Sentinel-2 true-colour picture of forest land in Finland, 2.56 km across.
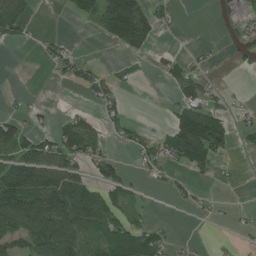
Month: July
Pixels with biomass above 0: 42%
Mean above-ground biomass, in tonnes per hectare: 42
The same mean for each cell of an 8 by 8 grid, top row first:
58 0 19 140 92 19 2 33
7 21 9 17 41 10 7 19
0 5 40 26 2 41 18 1
16 7 25 37 0 48 68 19
69 61 74 18 39 77 114 6
109 90 56 55 19 21 20 5
141 141 100 59 10 9 10 8
72 151 121 76 73 13 4 8
